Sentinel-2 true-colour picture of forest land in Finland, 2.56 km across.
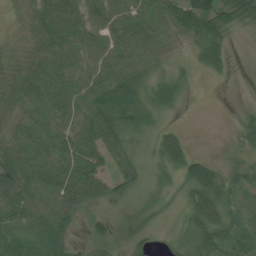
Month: July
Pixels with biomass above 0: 79%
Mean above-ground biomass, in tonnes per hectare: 39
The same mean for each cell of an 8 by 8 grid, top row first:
9 51 45 53 51 55 105 56
12 51 50 53 52 17 69 1
43 57 49 63 39 23 9 0
33 51 48 67 46 9 0 11
41 52 60 48 16 52 0 24
57 54 60 39 26 27 77 37
50 50 28 12 1 6 77 39
46 61 8 25 16 16 58 48
